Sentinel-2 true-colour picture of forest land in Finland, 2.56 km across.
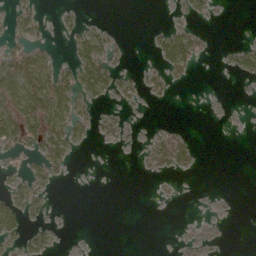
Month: April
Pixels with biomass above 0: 28%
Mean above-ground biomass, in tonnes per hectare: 18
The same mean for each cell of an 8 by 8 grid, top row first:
24 2 11 0 0 5 9 0
34 14 42 21 1 58 5 16
129 77 61 38 19 12 0 6
89 128 29 8 1 0 0 0
58 62 12 6 4 31 0 0
13 29 0 0 1 6 0 0
43 15 0 0 0 0 0 0
18 18 0 0 0 1 2 0
